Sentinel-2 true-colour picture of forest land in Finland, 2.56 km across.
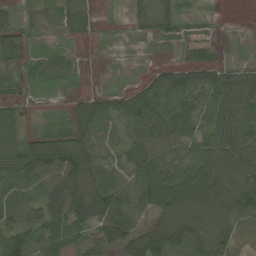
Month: August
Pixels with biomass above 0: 72%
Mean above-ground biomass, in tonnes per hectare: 45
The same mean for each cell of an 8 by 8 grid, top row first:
7 8 40 0 38 28 3 0
51 3 1 0 2 5 11 1
13 6 1 0 27 73 53 46
24 1 42 49 83 74 48 72
47 59 70 26 70 59 51 71
66 73 77 58 72 68 71 80
57 65 76 83 54 87 76 74
67 72 47 62 70 73 77 21
